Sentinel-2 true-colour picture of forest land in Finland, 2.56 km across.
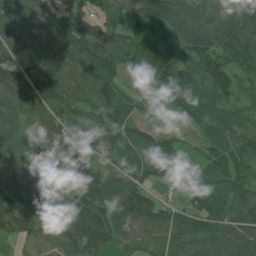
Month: July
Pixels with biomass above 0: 91%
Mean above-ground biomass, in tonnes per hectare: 91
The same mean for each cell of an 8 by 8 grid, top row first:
95 116 107 90 120 129 100 113
79 124 124 139 126 80 132 130
94 119 106 94 78 150 122 88
79 88 88 130 49 45 70 53
69 95 82 87 88 42 68 84
69 99 112 73 57 53 67 61
96 107 101 95 119 60 85 69
55 57 122 59 59 72 90 110
